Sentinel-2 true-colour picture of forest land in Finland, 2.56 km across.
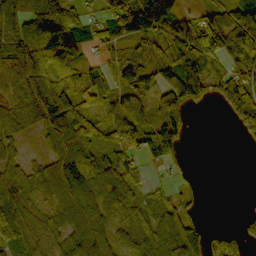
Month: October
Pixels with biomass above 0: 77%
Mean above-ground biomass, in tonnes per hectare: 75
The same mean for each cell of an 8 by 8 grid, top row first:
124 180 58 79 171 90 61 93
94 134 69 34 62 115 120 77
55 97 93 64 87 114 69 110
38 120 121 71 51 89 6 70
44 59 122 77 74 73 0 11
80 78 122 105 33 23 0 0
75 57 119 81 66 71 1 5
54 57 100 82 70 115 80 57
